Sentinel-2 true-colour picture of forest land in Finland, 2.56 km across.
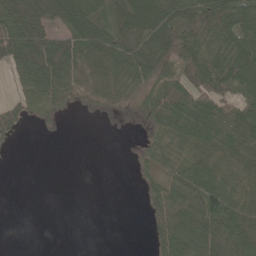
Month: May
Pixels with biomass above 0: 65%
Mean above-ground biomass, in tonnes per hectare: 50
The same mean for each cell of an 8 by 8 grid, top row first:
117 73 85 45 76 78 120 100
106 106 87 73 60 102 78 82
27 91 68 62 48 47 79 83
40 29 10 19 36 61 64 48
9 1 0 0 16 55 68 67
0 0 0 0 15 45 84 66
0 0 0 0 18 74 100 91
0 0 0 0 8 78 110 96
